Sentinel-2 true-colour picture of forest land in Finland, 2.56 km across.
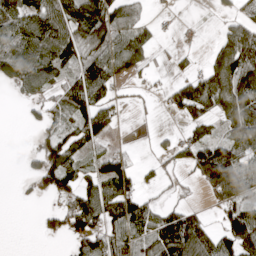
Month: April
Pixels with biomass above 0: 61%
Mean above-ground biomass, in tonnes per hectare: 66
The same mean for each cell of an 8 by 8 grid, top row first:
92 104 93 97 39 6 2 54
93 114 104 92 84 14 20 145
67 74 90 78 21 36 99 138
1 47 82 62 6 36 68 119
0 63 72 24 4 37 94 89
6 92 61 113 27 21 129 107
2 20 100 109 80 50 28 86
0 13 78 89 68 144 91 125
